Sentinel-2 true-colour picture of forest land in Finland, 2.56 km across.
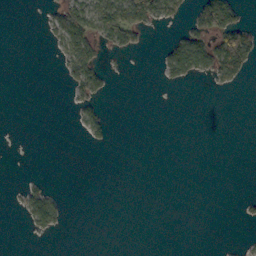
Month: October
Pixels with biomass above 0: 16%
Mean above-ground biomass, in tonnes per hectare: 14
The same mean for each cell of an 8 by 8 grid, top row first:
0 11 64 93 68 16 89 28
0 5 59 29 11 41 63 103
0 0 51 9 0 21 12 25
0 0 18 4 0 0 0 0
0 0 2 11 0 0 0 0
0 3 0 0 0 0 0 0
5 55 0 0 0 0 0 4
0 3 0 0 0 0 0 2
